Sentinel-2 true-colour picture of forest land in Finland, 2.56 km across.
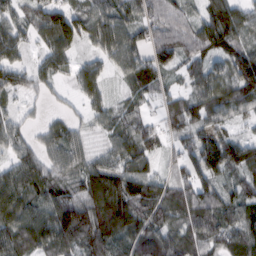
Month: February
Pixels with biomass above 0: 90%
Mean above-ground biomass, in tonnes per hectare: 71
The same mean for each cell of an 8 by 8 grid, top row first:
55 96 94 85 66 68 65 54
54 65 47 90 72 99 68 68
63 43 53 26 67 28 80 96
32 23 27 48 39 76 74 54
60 54 56 53 76 42 88 80
83 69 68 89 89 49 97 60
95 97 116 134 86 87 95 90
85 98 99 77 71 83 93 82
